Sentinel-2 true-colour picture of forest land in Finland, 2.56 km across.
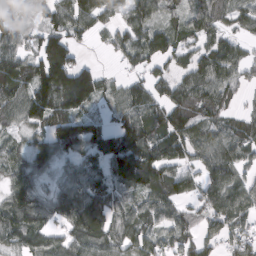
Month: March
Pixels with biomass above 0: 83%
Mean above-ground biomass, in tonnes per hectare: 85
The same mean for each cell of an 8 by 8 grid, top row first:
39 65 107 58 93 49 92 60
70 127 38 50 91 81 76 49
122 183 159 35 58 80 100 51
83 143 95 49 103 106 77 42
46 120 139 125 135 95 78 96
74 51 81 83 127 92 70 59
118 79 126 69 76 69 71 81
86 71 101 84 87 77 53 85
